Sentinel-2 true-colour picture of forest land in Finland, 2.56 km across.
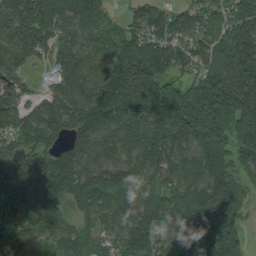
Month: August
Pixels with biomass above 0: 93%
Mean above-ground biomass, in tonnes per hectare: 161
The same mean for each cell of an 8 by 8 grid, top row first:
155 193 158 70 136 118 122 190
106 71 111 127 198 135 119 199
82 42 132 229 239 93 204 208
126 127 166 230 166 244 316 267
83 106 113 129 173 155 259 178
118 255 222 176 170 139 202 88
194 222 94 170 182 163 261 123
220 102 130 96 223 141 179 151
